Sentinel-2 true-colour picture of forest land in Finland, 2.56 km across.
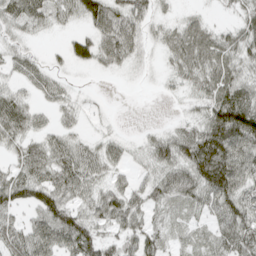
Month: April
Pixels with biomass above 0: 79%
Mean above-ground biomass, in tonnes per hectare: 45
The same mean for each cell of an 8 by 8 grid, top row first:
52 46 44 75 46 17 12 27
27 7 38 73 28 48 61 53
22 31 4 3 5 24 53 49
54 19 21 3 0 6 55 108
41 43 33 28 20 60 113 98
49 58 64 33 22 66 117 85
50 75 41 67 43 25 44 67
59 68 76 36 56 20 23 70
